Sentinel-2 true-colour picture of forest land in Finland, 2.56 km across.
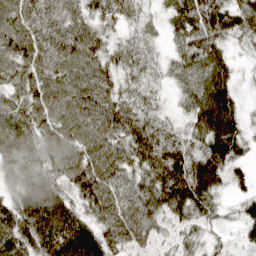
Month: April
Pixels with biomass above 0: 93%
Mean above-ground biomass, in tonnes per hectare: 79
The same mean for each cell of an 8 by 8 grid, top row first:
119 97 69 57 29 54 99 66
112 116 108 51 43 42 87 24
86 121 114 69 55 44 90 19
84 121 128 111 69 26 102 46
82 81 115 116 109 73 87 63
50 71 120 115 84 107 95 26
84 116 62 123 100 89 57 42
85 103 106 83 72 46 36 35
